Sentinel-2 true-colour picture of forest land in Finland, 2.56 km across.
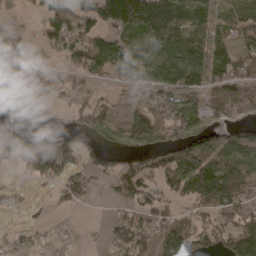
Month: April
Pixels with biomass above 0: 67%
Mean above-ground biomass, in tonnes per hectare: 74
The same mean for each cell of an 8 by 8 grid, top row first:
23 83 97 159 217 157 91 91
65 54 101 109 72 84 82 69
64 57 39 48 56 131 84 109
16 21 63 57 81 100 71 81
96 126 47 56 98 99 86 71
10 89 65 47 80 101 169 116
18 12 20 14 64 40 79 74
27 10 4 58 60 108 68 105
